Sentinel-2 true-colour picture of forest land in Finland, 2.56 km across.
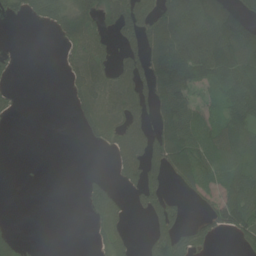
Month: June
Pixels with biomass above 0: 50%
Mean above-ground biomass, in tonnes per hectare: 59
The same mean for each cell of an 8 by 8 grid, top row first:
29 67 72 59 99 109 132 95
10 0 61 35 85 149 133 148
14 0 58 60 85 180 76 123
18 0 35 63 49 146 43 94
0 0 3 44 86 142 94 95
0 0 6 22 85 62 80 87
0 0 7 65 41 48 44 145
31 0 0 49 14 103 40 45
